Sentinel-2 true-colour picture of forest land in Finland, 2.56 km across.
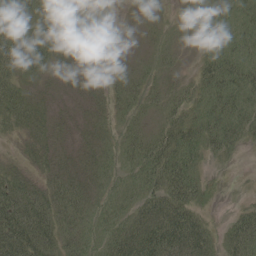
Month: June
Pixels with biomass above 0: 81%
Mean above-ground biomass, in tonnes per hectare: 37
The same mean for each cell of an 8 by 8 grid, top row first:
61 36 29 2 7 5 36 41
62 49 16 4 8 15 25 44
38 18 16 15 24 17 46 57
45 21 16 25 22 33 53 54
8 25 21 24 44 67 50 31
29 27 35 30 54 71 18 1
66 53 46 38 49 82 16 16
85 52 41 55 94 99 55 61
